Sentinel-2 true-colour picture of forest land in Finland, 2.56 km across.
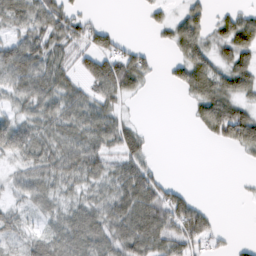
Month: February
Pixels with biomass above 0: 68%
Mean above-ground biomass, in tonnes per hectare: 46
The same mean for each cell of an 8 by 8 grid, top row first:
58 74 36 0 10 25 29 44
68 64 48 49 19 40 45 69
71 76 39 100 36 30 75 59
36 60 66 48 1 0 72 69
65 54 75 60 41 0 10 53
25 51 55 56 73 2 0 4
21 37 50 62 86 79 19 0
22 47 69 69 86 78 44 9
